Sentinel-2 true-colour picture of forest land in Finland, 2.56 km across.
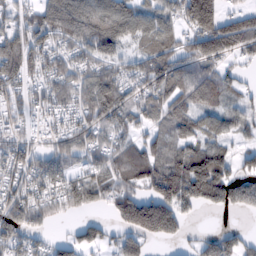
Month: February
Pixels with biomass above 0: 78%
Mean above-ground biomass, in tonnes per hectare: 89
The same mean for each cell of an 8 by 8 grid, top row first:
44 104 145 138 101 91 197 70
105 80 84 91 68 85 130 70
79 82 103 124 94 113 90 39
53 51 83 113 86 86 76 58
67 47 89 74 78 62 85 30
62 103 60 96 104 135 218 90
124 83 73 76 193 148 65 82
89 40 73 48 82 46 57 68
